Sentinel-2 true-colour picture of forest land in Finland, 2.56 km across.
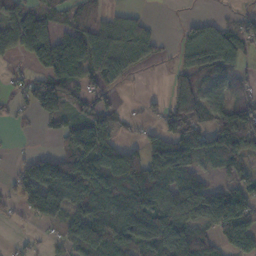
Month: November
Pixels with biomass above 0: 68%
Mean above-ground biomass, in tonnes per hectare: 76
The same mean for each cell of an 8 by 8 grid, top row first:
59 59 29 27 13 2 20 31
67 122 119 86 60 29 99 76
19 85 69 52 4 49 45 33
19 72 44 42 15 94 82 83
2 2 161 113 53 137 89 93
43 151 148 162 167 113 30 55
29 152 89 130 164 107 159 141
8 13 124 114 97 119 68 119
